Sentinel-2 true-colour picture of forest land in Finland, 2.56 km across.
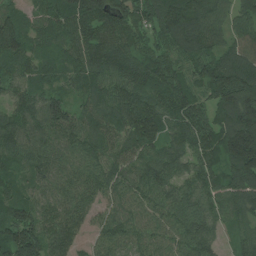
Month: July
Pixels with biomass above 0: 96%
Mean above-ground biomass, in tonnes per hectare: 110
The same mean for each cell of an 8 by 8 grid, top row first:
74 90 151 136 97 157 126 97
104 60 141 147 85 99 116 105
87 66 89 128 137 122 126 195
88 128 73 106 156 129 96 242
106 96 100 86 109 89 116 250
66 89 94 96 109 94 105 154
108 88 93 67 86 106 101 105
157 122 57 83 77 94 95 63
